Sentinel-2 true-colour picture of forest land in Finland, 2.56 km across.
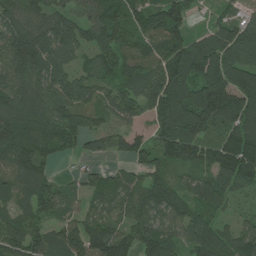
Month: July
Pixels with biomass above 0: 90%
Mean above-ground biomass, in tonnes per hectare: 111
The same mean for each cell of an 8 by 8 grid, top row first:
119 101 72 101 92 100 25 62
180 160 94 126 83 141 171 178
120 126 82 80 117 157 173 141
142 139 114 90 90 173 206 191
150 109 59 64 67 165 110 182
113 75 44 50 83 59 91 171
66 92 36 74 96 116 93 27
103 97 149 153 132 77 139 88
